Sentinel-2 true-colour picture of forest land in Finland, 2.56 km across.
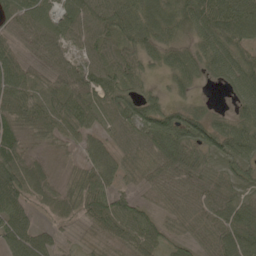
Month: May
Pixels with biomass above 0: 92%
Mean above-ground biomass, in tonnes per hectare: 57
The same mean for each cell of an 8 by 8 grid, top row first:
72 52 86 82 67 78 107 104
41 56 44 43 56 49 60 69
70 44 69 64 26 49 23 71
91 72 62 49 74 50 31 44
67 37 37 38 49 88 57 61
110 41 46 45 35 61 48 42
76 49 53 79 38 35 58 51
86 40 11 41 63 39 38 80
